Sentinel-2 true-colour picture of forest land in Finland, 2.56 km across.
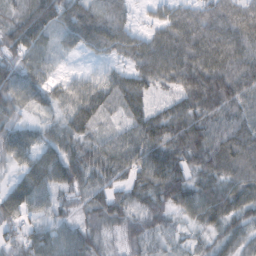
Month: October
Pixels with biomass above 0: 91%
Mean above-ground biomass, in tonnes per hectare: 63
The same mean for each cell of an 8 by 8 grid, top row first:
59 79 79 74 12 56 61 62
72 46 36 59 63 81 84 73
78 43 35 47 63 60 91 83
43 29 89 41 66 69 73 69
73 56 55 70 102 93 99 93
37 90 62 49 77 79 66 77
74 42 35 68 53 63 79 71
47 74 56 21 45 26 35 59
